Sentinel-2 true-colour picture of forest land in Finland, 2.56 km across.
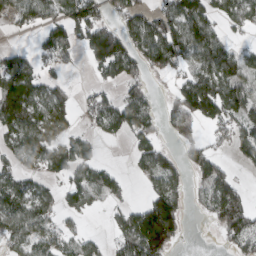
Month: March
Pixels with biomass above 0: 61%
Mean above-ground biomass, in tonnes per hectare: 80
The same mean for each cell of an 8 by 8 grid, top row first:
69 82 124 53 88 122 87 101
31 95 77 186 109 110 113 40
170 66 4 56 68 48 111 90
175 113 33 105 105 94 119 87
84 86 85 9 70 30 53 81
61 55 72 60 54 66 116 23
95 61 49 34 91 99 66 116
77 60 60 46 149 54 0 99
